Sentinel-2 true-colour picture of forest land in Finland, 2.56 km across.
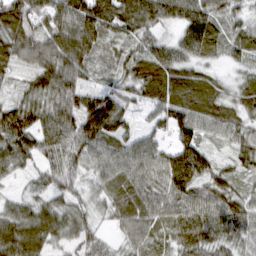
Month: March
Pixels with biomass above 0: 95%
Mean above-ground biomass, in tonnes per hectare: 72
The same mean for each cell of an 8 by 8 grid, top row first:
110 99 118 114 111 75 91 46
94 96 92 49 69 79 78 57
38 84 48 44 89 79 54 41
84 65 102 123 29 84 73 56
94 59 79 68 53 74 38 58
35 56 50 78 80 128 80 49
54 62 52 68 88 77 80 71
105 74 53 27 71 69 75 57
